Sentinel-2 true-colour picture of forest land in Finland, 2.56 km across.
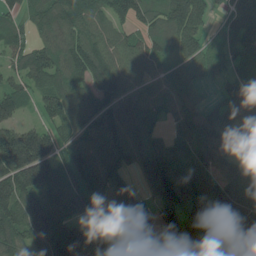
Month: June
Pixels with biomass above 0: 87%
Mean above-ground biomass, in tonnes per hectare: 117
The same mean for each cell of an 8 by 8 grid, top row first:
62 124 129 106 93 155 98 110
94 107 131 119 85 89 75 103
74 117 125 139 84 88 51 76
92 78 131 135 119 78 90 84
249 160 91 142 113 91 118 57
211 145 113 139 92 137 110 99
174 148 116 125 125 112 165 163
139 152 156 156 92 89 153 133
